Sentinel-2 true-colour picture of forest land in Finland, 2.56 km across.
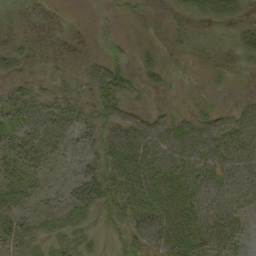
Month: September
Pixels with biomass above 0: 64%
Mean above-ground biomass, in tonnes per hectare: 24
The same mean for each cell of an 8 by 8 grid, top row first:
3 0 0 4 5 9 27 22
17 1 1 15 12 6 7 30
14 7 16 53 16 4 7 2
43 37 25 31 18 15 19 25
28 37 16 35 59 55 50 45
31 15 28 34 42 50 34 40
22 13 38 26 36 39 46 29
24 14 14 10 36 34 37 24
